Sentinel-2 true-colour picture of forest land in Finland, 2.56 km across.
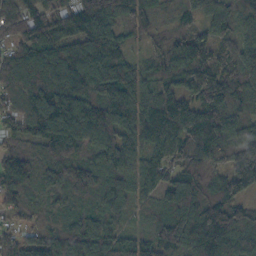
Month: October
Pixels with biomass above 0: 97%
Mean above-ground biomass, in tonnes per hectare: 113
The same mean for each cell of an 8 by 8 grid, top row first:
109 128 150 111 107 51 88 63
105 142 133 118 42 72 104 109
165 155 143 161 83 100 156 119
97 176 173 179 140 109 114 78
55 117 118 132 108 90 132 117
174 92 122 106 115 74 117 159
71 58 63 83 64 131 161 93
71 114 135 90 81 139 169 122
